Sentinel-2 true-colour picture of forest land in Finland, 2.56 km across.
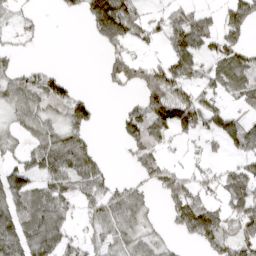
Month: April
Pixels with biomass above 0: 59%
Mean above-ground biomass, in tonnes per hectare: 56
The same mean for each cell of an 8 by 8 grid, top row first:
31 3 32 187 51 56 48 80
18 2 0 49 20 64 50 67
59 58 5 46 94 90 47 80
59 58 81 5 92 101 64 37
24 80 68 2 86 17 23 65
62 67 80 23 42 65 35 84
75 85 38 82 50 82 58 83
93 105 38 51 41 14 76 85
